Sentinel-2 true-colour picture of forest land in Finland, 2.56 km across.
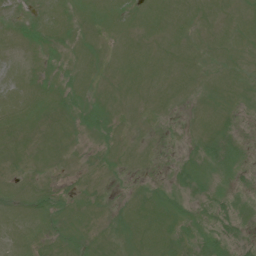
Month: July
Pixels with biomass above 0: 76%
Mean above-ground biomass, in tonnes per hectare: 8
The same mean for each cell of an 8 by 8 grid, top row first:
7 10 9 10 8 7 6 8
7 10 8 6 7 7 8 7
7 7 7 6 9 7 6 7
10 9 11 7 5 3 9 5
6 7 2 6 4 3 11 7
5 4 3 3 3 10 11 6
11 13 8 5 12 11 10 8
10 7 9 7 14 9 15 7
